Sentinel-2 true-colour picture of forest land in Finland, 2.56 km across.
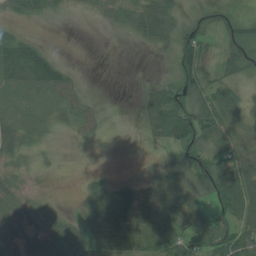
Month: July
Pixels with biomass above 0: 65%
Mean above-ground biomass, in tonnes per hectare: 39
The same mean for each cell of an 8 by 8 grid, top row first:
30 20 3 25 68 39 24 16
75 23 0 0 12 56 37 50
51 70 10 0 7 53 55 31
22 20 29 1 25 88 86 56
35 7 6 0 5 71 54 64
17 5 1 6 15 52 78 99
38 18 26 81 57 64 34 88
41 52 47 66 72 61 67 94
